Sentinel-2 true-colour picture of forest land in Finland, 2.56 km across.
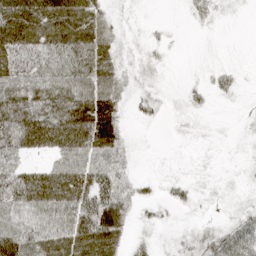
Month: April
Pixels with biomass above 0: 78%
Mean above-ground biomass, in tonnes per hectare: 34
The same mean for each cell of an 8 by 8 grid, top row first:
75 72 66 19 3 1 8 2
65 55 57 31 9 2 2 1
56 50 59 46 10 2 13 10
67 59 79 66 14 5 7 3
63 49 70 64 4 4 4 4
59 54 63 44 11 11 6 7
53 58 66 62 13 16 5 15
76 55 69 54 10 11 34 62
